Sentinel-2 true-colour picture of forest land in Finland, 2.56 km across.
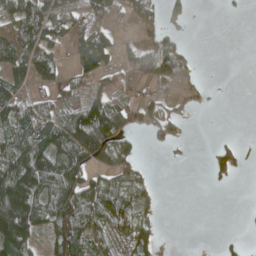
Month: April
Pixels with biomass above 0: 53%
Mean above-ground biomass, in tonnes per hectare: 58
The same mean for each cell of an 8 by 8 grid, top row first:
77 118 62 50 70 25 0 4
98 90 56 59 73 75 0 0
77 59 37 40 51 70 7 0
100 75 105 133 49 31 7 0
98 107 153 111 12 25 6 23
159 128 101 74 34 0 20 12
187 106 115 83 37 0 0 2
149 58 87 48 44 0 0 15
